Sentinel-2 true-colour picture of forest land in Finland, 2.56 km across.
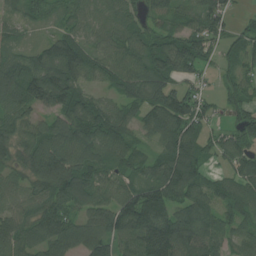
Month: July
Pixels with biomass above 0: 89%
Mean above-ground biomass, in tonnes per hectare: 86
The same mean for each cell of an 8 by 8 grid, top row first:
36 52 63 72 60 60 97 18
49 94 113 70 93 108 69 62
107 152 94 72 112 91 22 63
90 72 108 75 69 120 51 57
93 122 118 88 37 106 61 72
56 134 127 70 70 136 53 69
56 92 86 100 145 108 100 78
91 94 95 91 136 150 109 61
